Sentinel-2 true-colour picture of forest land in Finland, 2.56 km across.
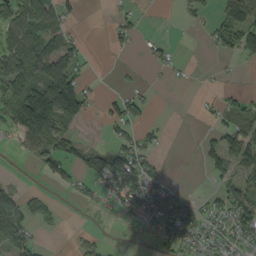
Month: September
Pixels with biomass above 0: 46%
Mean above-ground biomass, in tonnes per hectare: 42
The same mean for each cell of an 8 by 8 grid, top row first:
69 81 14 17 9 5 19 83
75 93 28 14 10 9 9 67
104 131 65 2 5 9 3 4
74 158 73 12 25 0 14 53
21 78 47 39 36 0 31 74
3 31 38 118 98 5 25 59
63 29 11 19 71 82 38 78
62 4 20 4 4 61 58 58
